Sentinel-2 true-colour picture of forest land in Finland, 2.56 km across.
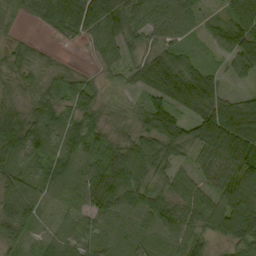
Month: September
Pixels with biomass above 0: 91%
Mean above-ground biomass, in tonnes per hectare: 65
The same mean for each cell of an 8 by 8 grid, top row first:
25 93 116 94 74 81 27 92
33 12 7 54 50 52 22 74
51 47 35 16 69 119 72 24
48 71 57 29 62 73 97 100
70 67 67 59 70 79 100 132
79 64 63 105 77 54 41 110
111 27 44 75 84 74 74 113
54 36 51 40 62 69 54 84
